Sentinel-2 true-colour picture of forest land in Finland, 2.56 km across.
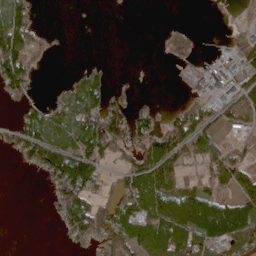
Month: April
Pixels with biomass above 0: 53%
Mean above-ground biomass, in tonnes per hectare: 57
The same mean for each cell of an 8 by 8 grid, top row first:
95 0 0 0 0 0 3 21
115 17 0 0 0 56 4 64
98 0 49 16 0 3 41 57
22 57 94 89 35 36 63 50
72 114 107 92 81 110 64 22
1 78 134 29 110 56 55 71
0 17 119 85 91 164 173 112
0 0 58 84 106 150 104 97
